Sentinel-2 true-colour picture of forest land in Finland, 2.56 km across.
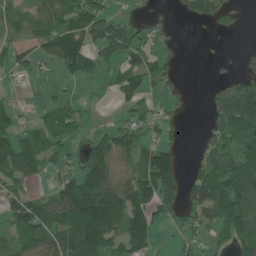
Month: June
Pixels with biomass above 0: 59%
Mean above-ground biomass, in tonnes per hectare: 74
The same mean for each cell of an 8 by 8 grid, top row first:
58 99 118 63 14 15 59 15
69 108 133 93 60 22 5 7
17 9 55 38 88 30 10 45
50 42 31 9 40 28 38 154
105 66 29 107 76 41 69 112
106 42 86 96 109 110 110 163
91 103 192 171 115 67 115 121
72 108 184 100 97 21 40 96
